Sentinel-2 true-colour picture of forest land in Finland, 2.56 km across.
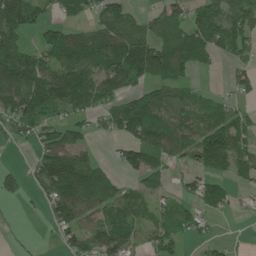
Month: June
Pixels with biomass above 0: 68%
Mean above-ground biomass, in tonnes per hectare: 71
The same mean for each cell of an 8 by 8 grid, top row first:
154 34 45 75 37 65 99 77
91 88 110 105 106 115 88 59
154 118 122 119 73 81 2 30
106 91 66 67 133 76 72 43
24 88 76 18 99 81 126 74
31 118 148 45 87 19 61 48
5 43 106 91 51 50 63 12
9 8 73 92 34 55 25 4
